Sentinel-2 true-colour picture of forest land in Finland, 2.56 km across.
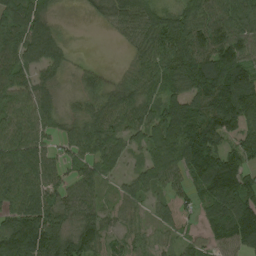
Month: August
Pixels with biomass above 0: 87%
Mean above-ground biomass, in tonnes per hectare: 79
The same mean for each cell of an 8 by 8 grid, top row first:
91 57 8 67 84 71 90 92
82 106 3 4 64 111 111 97
63 47 31 19 66 94 174 154
64 69 56 76 73 108 133 162
77 47 79 83 62 113 132 107
98 74 73 32 63 63 143 104
81 95 80 25 29 54 72 133
153 128 111 30 30 31 40 84
